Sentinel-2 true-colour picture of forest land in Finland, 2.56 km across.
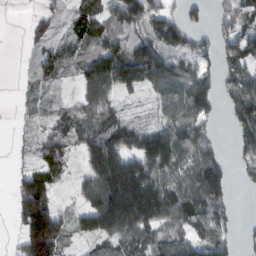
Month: February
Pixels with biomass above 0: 72%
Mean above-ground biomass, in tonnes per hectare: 81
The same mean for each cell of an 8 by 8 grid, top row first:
0 30 63 75 116 56 27 80
1 32 44 92 111 81 40 112
4 31 53 127 101 122 79 90
5 18 59 53 17 107 75 108
14 58 53 129 124 142 83 64
42 97 37 227 185 95 170 24
73 132 53 237 240 134 130 11
32 215 35 74 71 77 88 40
